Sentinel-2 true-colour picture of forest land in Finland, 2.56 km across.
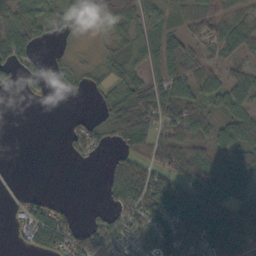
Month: October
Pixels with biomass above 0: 66%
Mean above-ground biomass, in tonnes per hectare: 42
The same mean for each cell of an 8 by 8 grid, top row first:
53 41 96 84 57 26 46 37
78 8 14 24 26 41 30 44
28 23 21 27 45 51 40 49
0 0 7 44 70 65 33 43
0 0 52 23 56 71 45 50
2 0 0 39 80 53 52 57
25 41 5 33 81 79 76 59
23 81 56 55 46 77 57 53
